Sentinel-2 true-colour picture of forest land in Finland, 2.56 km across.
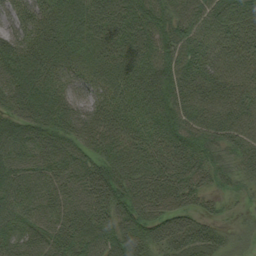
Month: August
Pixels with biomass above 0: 97%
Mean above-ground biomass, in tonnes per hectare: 71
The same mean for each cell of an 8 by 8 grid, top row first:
62 73 86 81 86 74 68 76
68 72 64 75 72 86 65 62
80 76 60 71 79 84 75 62
78 80 72 75 74 78 73 78
81 75 70 73 69 83 73 62
68 66 73 91 76 78 58 47
73 66 70 86 75 65 25 13
63 71 71 79 76 77 75 23
